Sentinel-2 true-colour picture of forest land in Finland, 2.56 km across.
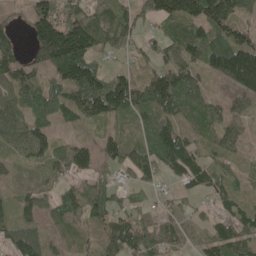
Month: May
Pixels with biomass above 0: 80%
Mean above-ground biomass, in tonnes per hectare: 84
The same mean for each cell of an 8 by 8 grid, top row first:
15 170 117 131 67 138 159 86
50 209 194 57 59 80 116 151
101 59 158 102 77 119 44 149
93 115 79 117 93 78 67 44
72 82 53 72 70 134 42 36
30 51 68 47 79 73 83 29
75 59 101 71 50 40 28 54
102 47 13 94 110 62 67 87
